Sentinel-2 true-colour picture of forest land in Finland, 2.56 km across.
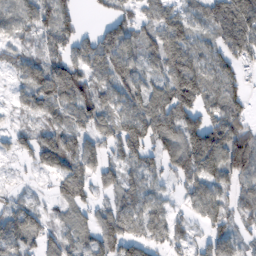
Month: February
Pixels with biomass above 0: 82%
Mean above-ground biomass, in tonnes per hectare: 76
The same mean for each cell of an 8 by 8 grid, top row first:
71 94 35 56 49 80 84 143
40 52 72 120 73 109 62 107
38 112 90 93 63 131 82 53
31 76 89 80 111 114 76 67
46 93 67 72 105 117 167 116
15 45 84 54 60 71 106 75
59 29 62 63 70 28 87 48
93 64 55 106 68 52 66 42
